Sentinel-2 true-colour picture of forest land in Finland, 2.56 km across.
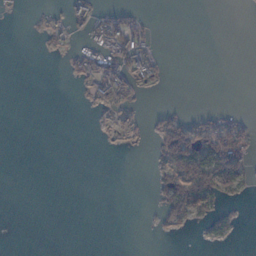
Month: January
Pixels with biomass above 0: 20%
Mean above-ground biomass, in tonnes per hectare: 16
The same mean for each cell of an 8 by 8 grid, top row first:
4 6 35 42 16 0 0 0
0 9 22 61 46 0 0 0
0 0 24 71 17 0 0 0
0 0 0 16 7 15 12 6
0 0 0 1 3 115 81 58
0 0 0 0 0 77 111 45
0 0 0 0 0 51 35 4
0 0 0 0 0 0 9 2
